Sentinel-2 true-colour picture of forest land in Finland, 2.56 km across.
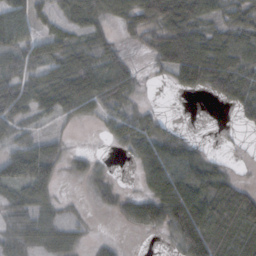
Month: October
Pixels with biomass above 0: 70%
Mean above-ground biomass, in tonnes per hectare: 41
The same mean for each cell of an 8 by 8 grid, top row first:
62 33 34 26 46 79 42 45
56 47 41 26 21 85 81 46
66 53 64 48 11 48 91 58
74 44 39 37 24 1 0 34
33 33 2 18 53 40 6 3
64 51 20 13 34 72 52 12
38 29 4 17 53 92 75 71
30 28 16 8 2 45 86 50
